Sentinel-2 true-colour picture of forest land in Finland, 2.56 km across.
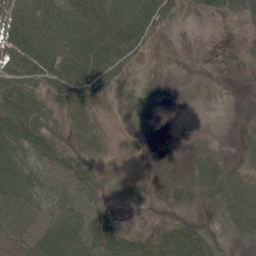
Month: June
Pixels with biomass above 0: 83%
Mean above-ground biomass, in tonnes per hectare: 54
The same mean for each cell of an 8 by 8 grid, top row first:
80 99 120 117 139 35 35 41
101 114 112 124 51 5 3 16
76 79 111 56 16 4 0 5
89 46 38 9 39 7 4 4
112 72 37 9 14 6 29 17
116 66 65 14 19 43 49 39
74 69 81 28 16 35 17 74
40 103 106 97 47 78 52 24
